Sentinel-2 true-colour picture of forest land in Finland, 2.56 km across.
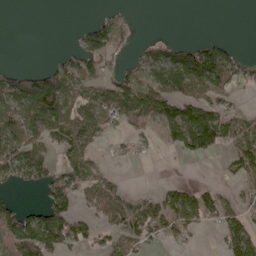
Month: May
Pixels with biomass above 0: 51%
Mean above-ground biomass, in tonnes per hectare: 54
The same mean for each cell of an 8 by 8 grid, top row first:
0 0 0 30 0 0 0 0
0 0 53 83 27 45 73 12
64 89 78 57 67 122 130 63
83 122 70 77 94 89 85 30
83 74 89 20 17 52 102 62
72 81 99 27 0 0 0 45
38 74 32 76 65 79 70 46
94 108 49 39 60 48 0 120
